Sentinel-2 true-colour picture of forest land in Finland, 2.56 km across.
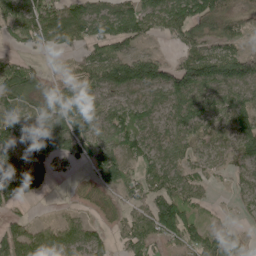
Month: May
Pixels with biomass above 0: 77%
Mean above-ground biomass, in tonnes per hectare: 69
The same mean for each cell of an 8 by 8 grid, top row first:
76 104 81 86 94 100 100 50
27 42 59 68 24 39 59 41
132 43 71 99 135 108 121 97
77 84 77 54 79 89 86 75
98 107 64 69 71 57 48 68
110 57 21 97 58 67 34 35
27 2 22 31 77 139 24 27
100 66 66 38 84 70 60 22
